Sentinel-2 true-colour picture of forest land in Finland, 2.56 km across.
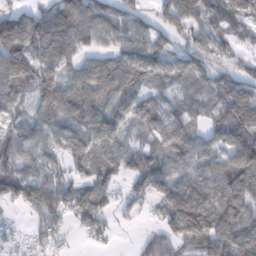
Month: February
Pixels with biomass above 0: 83%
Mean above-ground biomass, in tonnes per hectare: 77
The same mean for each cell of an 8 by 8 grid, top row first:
89 99 116 76 54 80 70 59
157 140 75 60 83 59 76 40
145 38 96 129 66 63 67 68
65 66 121 77 88 65 49 98
89 73 72 78 59 90 69 153
77 75 47 59 92 80 81 138
33 104 75 33 22 102 99 88
31 40 10 13 28 69 90 95
